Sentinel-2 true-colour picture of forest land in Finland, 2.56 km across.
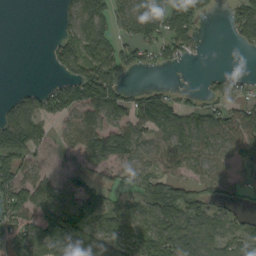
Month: September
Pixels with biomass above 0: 66%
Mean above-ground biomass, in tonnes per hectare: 71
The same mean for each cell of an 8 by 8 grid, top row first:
0 0 86 62 103 97 21 80
0 23 101 91 83 82 5 26
0 12 120 116 2 1 16 18
75 78 91 92 118 90 60 60
163 42 70 103 60 87 68 83
116 40 60 34 70 61 75 39
117 110 145 65 89 105 80 39
73 183 92 101 72 91 85 108
